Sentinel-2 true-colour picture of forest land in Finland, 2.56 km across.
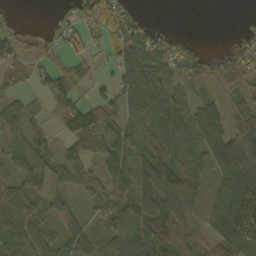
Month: October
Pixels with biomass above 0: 78%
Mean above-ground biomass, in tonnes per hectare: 60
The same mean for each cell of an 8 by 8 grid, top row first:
5 7 51 76 22 0 0 3
45 23 45 60 82 54 4 30
42 50 43 42 78 53 51 63
53 27 85 54 62 66 58 50
66 38 48 76 62 75 69 91
54 42 45 72 94 119 42 118
85 47 28 85 108 91 48 171
66 47 62 85 103 104 51 147
